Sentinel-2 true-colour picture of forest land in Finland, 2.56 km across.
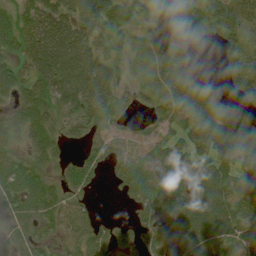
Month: July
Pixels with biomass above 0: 78%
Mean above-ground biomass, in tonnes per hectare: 46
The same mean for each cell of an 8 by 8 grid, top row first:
48 62 67 61 19 42 47 54
42 89 78 26 31 23 6 39
53 73 99 44 18 47 14 53
43 40 50 29 15 34 60 38
28 46 26 42 31 38 55 75
69 33 66 34 35 31 65 42
55 49 39 0 43 55 93 57
43 28 55 46 45 38 70 57
